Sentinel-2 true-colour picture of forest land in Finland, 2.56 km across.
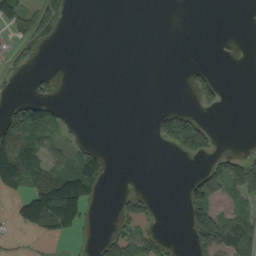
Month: September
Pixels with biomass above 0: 29%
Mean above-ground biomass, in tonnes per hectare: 30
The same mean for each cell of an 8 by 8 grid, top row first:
63 53 0 0 0 0 0 0
18 10 0 0 0 0 0 3
7 17 0 0 0 0 36 0
73 67 1 0 0 43 8 0
121 55 29 1 0 57 49 1
114 89 129 10 0 0 54 59
35 159 104 3 33 0 78 33
5 15 8 42 54 3 104 90
